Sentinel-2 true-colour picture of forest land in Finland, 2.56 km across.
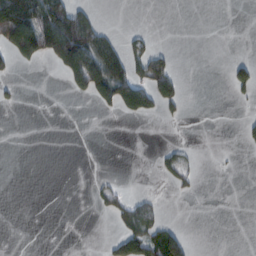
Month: February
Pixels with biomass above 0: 18%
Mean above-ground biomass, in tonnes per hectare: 28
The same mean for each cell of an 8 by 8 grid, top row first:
188 142 89 0 0 0 0 0
110 105 222 59 36 4 0 0
10 0 83 135 75 49 0 35
3 0 0 17 54 18 0 3
0 0 0 0 0 10 0 6
0 0 0 6 0 30 0 1
0 0 0 27 47 0 0 0
0 0 0 20 89 89 0 0
